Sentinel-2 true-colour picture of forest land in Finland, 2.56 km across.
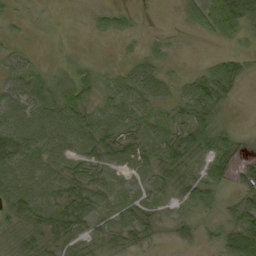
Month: September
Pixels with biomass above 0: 73%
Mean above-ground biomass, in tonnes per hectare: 31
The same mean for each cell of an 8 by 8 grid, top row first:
11 1 0 24 2 6 50 63
12 1 1 2 12 4 1 9
40 29 40 21 58 22 45 26
47 51 54 37 37 26 42 1
76 55 39 47 37 49 29 18
56 42 39 27 21 33 32 17
53 58 53 22 32 18 25 44
25 37 35 27 21 18 15 114
